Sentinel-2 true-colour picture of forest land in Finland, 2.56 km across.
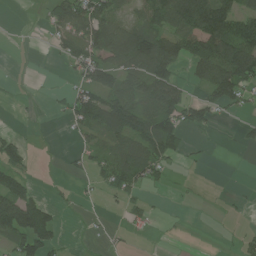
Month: July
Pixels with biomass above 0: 48%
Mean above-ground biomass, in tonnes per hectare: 51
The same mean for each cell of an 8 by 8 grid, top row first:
0 46 98 67 68 121 160 87
0 10 84 107 150 128 130 137
1 1 46 75 106 71 95 116
3 5 75 103 96 91 52 17
41 0 22 54 102 71 3 12
56 1 15 72 70 5 2 0
115 53 4 5 24 2 1 5
80 95 2 8 2 2 0 19
